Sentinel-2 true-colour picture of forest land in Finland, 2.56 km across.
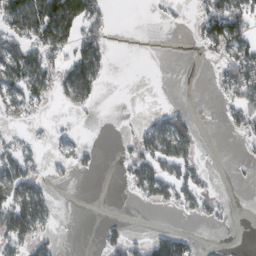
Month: February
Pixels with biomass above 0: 38%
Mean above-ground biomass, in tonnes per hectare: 39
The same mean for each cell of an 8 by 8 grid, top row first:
116 141 114 15 1 5 78 83
64 86 76 18 0 0 40 81
86 72 118 9 0 0 3 112
47 10 15 0 6 32 0 52
40 11 24 1 62 98 1 9
85 19 7 0 73 81 18 2
110 53 0 0 6 28 33 1
71 34 0 38 32 69 2 0
